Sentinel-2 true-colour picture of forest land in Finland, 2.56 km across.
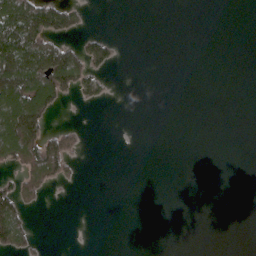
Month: May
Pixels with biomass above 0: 20%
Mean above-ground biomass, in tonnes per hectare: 27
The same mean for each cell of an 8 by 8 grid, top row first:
128 107 28 0 0 0 0 0
138 89 43 34 0 0 0 0
162 146 83 11 0 0 0 0
174 78 1 0 0 0 0 0
147 81 19 0 0 0 0 0
34 73 8 0 0 0 0 0
79 3 0 0 0 0 0 0
73 3 0 0 0 0 0 0
